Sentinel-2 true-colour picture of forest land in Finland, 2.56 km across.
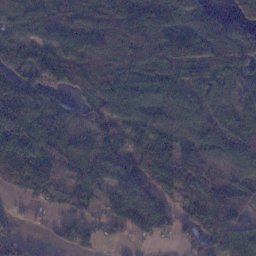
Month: January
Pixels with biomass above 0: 85%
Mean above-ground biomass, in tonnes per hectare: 108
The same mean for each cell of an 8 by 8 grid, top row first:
119 111 109 151 146 122 87 80
91 90 98 83 148 119 134 116
143 121 138 125 125 127 108 84
187 160 61 108 95 111 79 104
179 154 110 111 120 108 96 120
157 105 99 109 167 165 107 111
14 38 65 99 147 83 164 93
63 20 82 25 43 43 107 119
